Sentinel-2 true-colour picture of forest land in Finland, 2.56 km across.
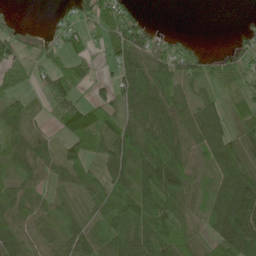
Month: May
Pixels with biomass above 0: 78%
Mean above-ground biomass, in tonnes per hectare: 60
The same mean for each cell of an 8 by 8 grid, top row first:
5 7 51 76 22 0 0 3
45 23 45 60 82 54 4 30
42 50 43 42 78 53 51 63
53 27 85 54 62 66 58 50
66 38 48 76 62 75 69 91
54 42 45 72 94 119 42 118
85 47 28 85 108 91 48 171
66 47 62 85 103 104 51 147
